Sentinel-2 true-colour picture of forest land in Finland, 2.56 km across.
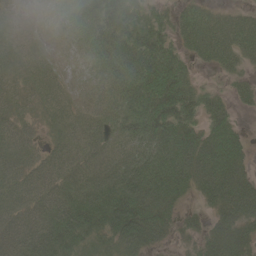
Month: June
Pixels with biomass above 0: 86%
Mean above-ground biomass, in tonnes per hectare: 57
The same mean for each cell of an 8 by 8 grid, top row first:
8 6 59 62 51 46 46 37
19 6 16 68 78 46 62 63
27 21 7 46 96 83 9 31
32 23 19 35 96 94 58 18
53 23 32 35 85 110 98 56
55 47 43 67 105 101 99 84
55 60 85 94 103 45 41 95
71 95 74 74 83 31 72 90
